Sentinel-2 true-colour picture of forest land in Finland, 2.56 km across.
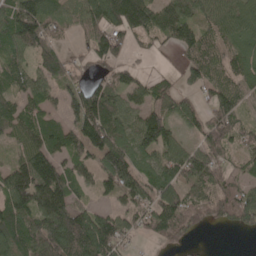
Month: May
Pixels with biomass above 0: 81%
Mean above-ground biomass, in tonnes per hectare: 91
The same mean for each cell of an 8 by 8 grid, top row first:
129 98 85 170 164 112 91 122
81 69 25 117 28 58 78 59
73 73 50 78 53 38 87 66
80 59 123 109 87 76 74 62
53 112 93 142 111 76 103 64
139 169 66 142 81 93 90 66
129 166 74 54 85 133 88 140
120 145 175 131 36 69 3 3
